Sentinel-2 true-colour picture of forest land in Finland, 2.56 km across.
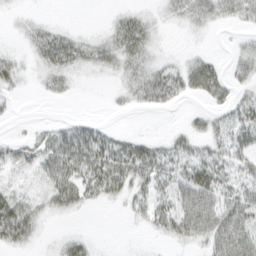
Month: March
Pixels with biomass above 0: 53%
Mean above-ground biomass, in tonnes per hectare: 18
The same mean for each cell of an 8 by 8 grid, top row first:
4 2 0 5 11 13 27 26
5 34 25 21 22 1 2 10
15 15 5 5 25 28 31 17
3 0 0 3 8 4 12 22
15 25 43 24 17 13 15 28
11 30 35 38 27 23 32 22
34 19 14 4 15 34 45 44
27 3 12 0 1 19 30 54
